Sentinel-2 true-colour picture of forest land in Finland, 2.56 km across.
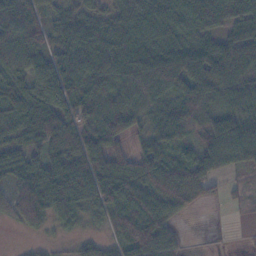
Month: November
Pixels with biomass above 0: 86%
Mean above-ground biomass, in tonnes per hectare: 59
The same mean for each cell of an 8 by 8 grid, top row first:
48 33 64 58 70 75 78 71
69 51 67 77 61 64 61 53
58 84 73 58 60 51 101 49
62 70 66 54 48 73 55 61
37 62 79 56 55 78 104 123
47 80 85 87 90 81 80 19
50 60 50 65 102 60 8 12
2 11 23 35 72 37 5 3
